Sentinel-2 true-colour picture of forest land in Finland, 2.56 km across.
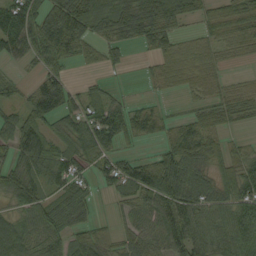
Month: September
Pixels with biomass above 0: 78%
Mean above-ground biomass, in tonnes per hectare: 60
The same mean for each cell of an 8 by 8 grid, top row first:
124 97 117 93 108 74 44 66
79 86 62 50 32 45 37 33
23 64 11 11 13 35 43 12
47 102 66 62 55 12 44 44
81 67 73 57 22 82 75 22
68 64 57 65 92 100 52 71
38 78 60 16 66 84 64 73
95 83 56 32 68 71 65 65
